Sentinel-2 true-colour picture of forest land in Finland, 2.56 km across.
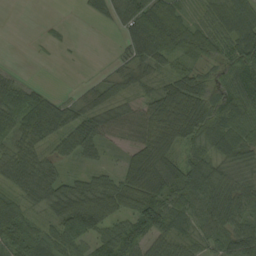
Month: August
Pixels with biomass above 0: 82%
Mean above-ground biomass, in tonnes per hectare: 56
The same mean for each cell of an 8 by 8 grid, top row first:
0 1 4 30 83 57 42 61
0 9 1 3 84 64 67 91
29 2 6 37 45 59 59 75
79 87 51 57 55 94 98 67
46 44 68 26 68 59 67 83
59 55 32 35 119 88 75 48
47 41 130 94 105 82 66 57
53 49 74 64 55 66 46 73
